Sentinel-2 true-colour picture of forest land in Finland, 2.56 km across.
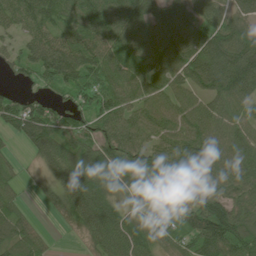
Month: June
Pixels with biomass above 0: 87%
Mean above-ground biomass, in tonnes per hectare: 88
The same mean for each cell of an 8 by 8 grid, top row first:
77 95 102 106 95 112 85 78
48 118 115 94 88 98 123 152
26 79 86 89 91 93 143 158
111 72 71 92 82 94 100 70
25 108 76 94 80 102 104 98
28 36 98 97 105 118 93 94
46 24 96 65 64 70 123 90
84 20 17 123 86 64 151 115
